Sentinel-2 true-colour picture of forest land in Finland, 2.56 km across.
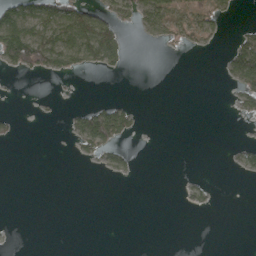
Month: April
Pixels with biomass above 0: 21%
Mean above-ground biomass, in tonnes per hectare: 17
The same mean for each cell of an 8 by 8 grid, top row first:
76 77 68 37 41 30 41 3
111 67 76 59 1 12 9 54
2 4 2 2 0 0 0 55
4 2 28 63 2 0 0 19
4 0 29 44 0 0 0 10
0 0 0 10 0 0 3 7
0 0 0 0 0 1 8 0
0 0 0 0 0 0 0 0
